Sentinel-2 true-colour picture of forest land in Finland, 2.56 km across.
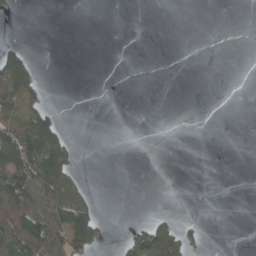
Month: April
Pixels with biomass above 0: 21%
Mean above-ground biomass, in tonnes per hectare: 18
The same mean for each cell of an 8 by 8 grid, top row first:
2 0 0 0 0 0 0 0
18 0 0 0 0 0 0 0
85 3 0 0 0 0 0 0
48 36 0 0 0 0 0 0
132 70 4 0 0 0 0 0
113 81 10 0 0 0 0 0
88 43 65 0 0 1 0 0
85 79 94 4 62 51 5 0
